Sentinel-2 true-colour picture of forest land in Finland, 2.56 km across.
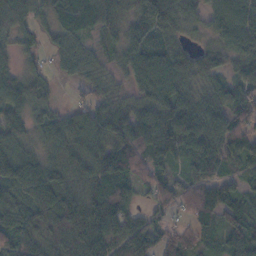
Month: November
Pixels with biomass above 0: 90%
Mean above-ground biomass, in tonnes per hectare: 69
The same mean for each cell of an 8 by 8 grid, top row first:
76 50 81 76 114 80 68 102
39 32 47 31 84 55 31 79
50 27 33 22 88 101 48 52
59 36 46 65 66 108 83 77
63 53 82 80 89 95 90 66
100 90 79 89 55 36 70 44
68 98 107 108 32 39 91 62
73 69 96 120 90 60 44 78
